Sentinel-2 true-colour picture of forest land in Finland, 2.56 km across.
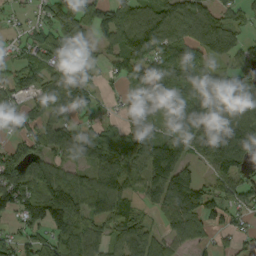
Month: September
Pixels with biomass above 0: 80%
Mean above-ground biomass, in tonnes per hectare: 87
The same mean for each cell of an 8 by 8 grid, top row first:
24 65 118 91 103 100 83 58
40 107 103 64 136 88 73 76
91 72 67 26 85 106 91 100
86 94 103 17 99 91 125 122
60 77 88 79 95 79 115 136
106 106 62 111 93 129 34 69
101 160 110 120 48 114 102 54
79 84 112 64 96 69 40 40
